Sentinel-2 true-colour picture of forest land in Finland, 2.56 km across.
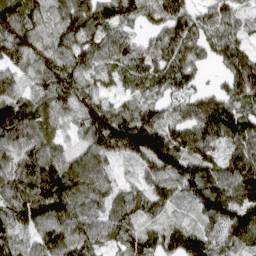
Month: April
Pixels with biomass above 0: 94%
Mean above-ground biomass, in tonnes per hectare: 109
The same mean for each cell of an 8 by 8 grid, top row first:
170 67 142 120 83 124 88 58
123 115 112 92 67 132 105 119
74 118 125 68 101 101 30 201
123 76 100 117 118 64 128 116
110 88 59 118 162 142 103 114
124 147 101 58 82 167 159 149
135 159 100 91 73 54 161 168
79 129 113 67 90 100 104 96
